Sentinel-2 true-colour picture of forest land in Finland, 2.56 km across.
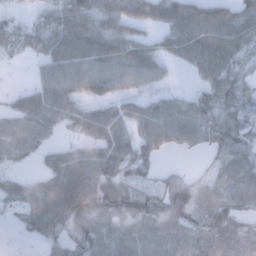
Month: January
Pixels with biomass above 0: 82%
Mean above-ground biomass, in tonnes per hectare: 65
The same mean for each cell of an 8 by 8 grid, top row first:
13 43 81 63 51 74 77 69
34 70 95 80 52 52 80 66
2 64 70 68 52 6 48 75
53 83 59 52 59 71 72 64
76 36 45 85 58 43 57 70
31 59 97 73 37 42 35 83
43 102 104 94 87 103 86 66
4 53 80 79 83 87 114 127
